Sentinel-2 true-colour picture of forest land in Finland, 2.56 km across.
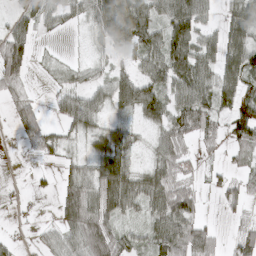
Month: March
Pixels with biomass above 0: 70%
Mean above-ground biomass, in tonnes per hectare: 49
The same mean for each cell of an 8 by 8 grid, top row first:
32 40 36 118 85 110 37 65
82 6 4 43 72 96 57 85
51 11 25 56 65 73 64 78
32 18 73 29 57 63 68 70
7 35 20 67 17 59 21 47
3 8 49 110 52 49 19 30
13 2 93 73 45 91 6 26
16 27 68 69 38 86 55 44
